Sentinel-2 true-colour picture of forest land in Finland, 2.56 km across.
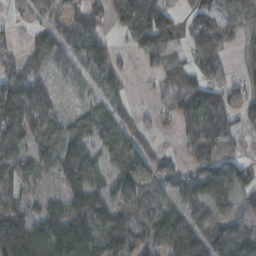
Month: October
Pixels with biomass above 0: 79%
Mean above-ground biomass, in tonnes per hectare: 80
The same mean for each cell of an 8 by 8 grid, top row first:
23 45 61 69 184 60 79 93
32 103 82 61 81 46 110 27
105 55 48 71 7 66 85 31
161 85 36 75 15 77 140 61
99 76 94 110 56 12 114 31
87 48 145 91 94 70 89 63
105 63 137 110 69 62 65 52
163 119 125 112 86 104 115 71
